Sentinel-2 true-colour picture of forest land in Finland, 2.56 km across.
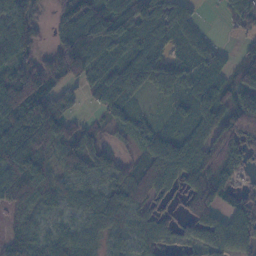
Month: November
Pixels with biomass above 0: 85%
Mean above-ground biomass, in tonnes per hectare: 84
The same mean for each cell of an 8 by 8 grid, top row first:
115 39 124 129 120 92 3 86
123 52 149 103 94 59 71 26
144 149 70 110 86 90 89 82
129 137 25 74 24 55 88 90
136 126 117 40 64 101 107 82
126 84 72 81 115 91 99 38
62 58 58 85 71 40 94 83
65 57 66 45 59 38 84 104
